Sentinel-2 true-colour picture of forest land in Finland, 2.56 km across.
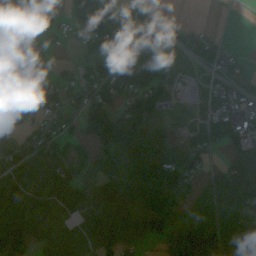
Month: September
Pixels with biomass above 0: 72%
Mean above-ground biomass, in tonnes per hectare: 77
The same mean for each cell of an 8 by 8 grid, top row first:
148 35 84 94 72 1 0 0
121 45 28 92 156 60 76 7
34 29 55 128 148 37 36 41
62 86 66 108 97 14 27 61
85 70 30 128 119 49 57 55
107 97 38 57 131 99 32 105
123 83 95 110 104 87 90 110
149 47 40 105 66 83 160 144
